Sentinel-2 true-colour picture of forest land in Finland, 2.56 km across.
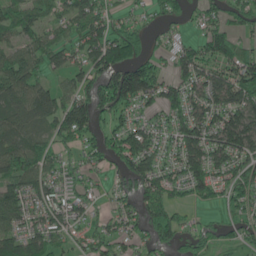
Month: June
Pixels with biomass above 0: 76%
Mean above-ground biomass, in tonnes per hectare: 75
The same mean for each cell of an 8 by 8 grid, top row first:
89 60 87 53 28 45 53 73
67 73 65 122 54 48 90 69
103 44 62 131 149 69 83 123
86 93 95 84 51 75 79 93
85 54 71 75 100 79 96 102
104 73 61 32 104 63 92 87
91 78 56 39 79 67 31 61
81 73 34 74 50 75 74 53
